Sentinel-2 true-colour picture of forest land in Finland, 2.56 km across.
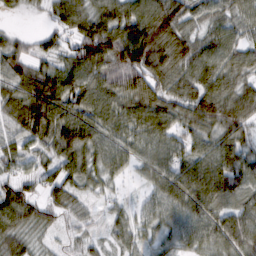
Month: February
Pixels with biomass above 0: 91%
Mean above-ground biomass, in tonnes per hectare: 75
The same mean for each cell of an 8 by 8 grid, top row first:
13 28 85 96 121 107 55 59
49 38 99 137 139 116 72 54
80 113 108 84 95 81 92 55
81 144 110 95 105 73 104 81
52 81 134 81 67 70 61 73
51 55 71 48 43 91 106 89
106 54 32 25 37 81 74 63
67 21 28 28 36 51 70 82
